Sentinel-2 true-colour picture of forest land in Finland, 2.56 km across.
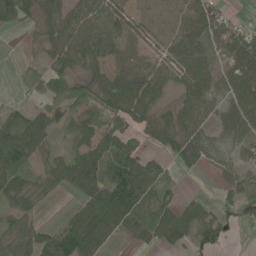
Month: June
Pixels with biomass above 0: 76%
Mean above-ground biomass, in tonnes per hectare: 47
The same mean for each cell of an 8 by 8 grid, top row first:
66 40 69 74 16 21 60 7
0 42 72 58 40 48 42 61
3 42 41 49 70 36 52 69
39 38 46 54 48 39 45 69
88 33 48 60 29 51 41 41
55 41 71 85 71 12 4 38
56 13 48 111 66 44 24 50
59 51 119 23 33 53 47 4
